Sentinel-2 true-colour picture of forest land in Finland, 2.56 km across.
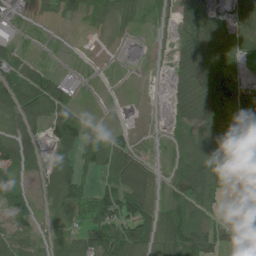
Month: June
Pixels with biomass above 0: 71%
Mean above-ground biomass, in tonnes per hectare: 49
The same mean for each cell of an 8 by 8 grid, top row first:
26 10 32 34 31 40 61 51
35 6 5 3 51 26 107 59
84 66 24 1 1 29 100 36
66 81 31 0 1 30 79 48
66 50 91 61 4 20 97 61
46 40 62 56 68 50 83 57
56 20 54 84 89 53 42 35
61 45 63 83 94 81 64 30
